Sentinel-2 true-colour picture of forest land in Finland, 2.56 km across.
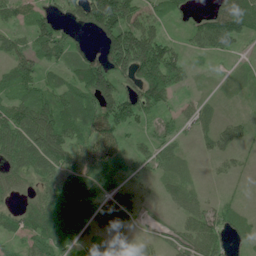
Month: July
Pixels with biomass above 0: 81%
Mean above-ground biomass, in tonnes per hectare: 58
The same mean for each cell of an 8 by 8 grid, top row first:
46 58 78 200 66 36 64 115
47 103 41 177 178 37 52 23
73 29 89 144 144 65 6 17
78 103 73 123 82 34 25 9
99 105 55 59 35 32 25 27
51 46 46 16 35 28 7 15
39 66 49 71 18 23 33 16
38 68 39 23 15 37 60 20
